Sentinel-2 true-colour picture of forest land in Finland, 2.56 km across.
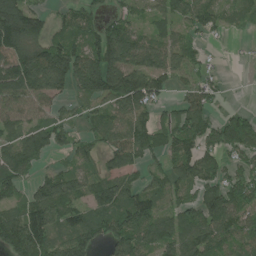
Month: June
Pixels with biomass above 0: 78%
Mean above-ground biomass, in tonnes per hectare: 107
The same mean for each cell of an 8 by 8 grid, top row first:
228 56 84 55 46 90 110 51
192 150 100 200 114 96 25 6
210 214 171 207 160 72 67 1
104 77 47 91 98 80 86 49
103 117 53 100 103 113 95 159
109 75 86 96 57 96 113 99
78 165 86 125 130 92 160 111
152 133 115 112 107 130 136 99
